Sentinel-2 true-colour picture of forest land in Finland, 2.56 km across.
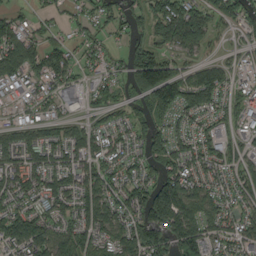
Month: September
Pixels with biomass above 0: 79%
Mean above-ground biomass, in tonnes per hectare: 74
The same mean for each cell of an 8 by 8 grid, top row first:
34 30 43 56 63 144 69 70
95 70 32 24 76 76 36 31
68 73 44 35 149 135 117 29
22 38 31 50 52 88 69 56
75 78 83 61 55 69 78 39
84 77 84 65 71 110 71 65
75 72 87 83 131 188 91 65
99 102 87 84 134 110 92 69
